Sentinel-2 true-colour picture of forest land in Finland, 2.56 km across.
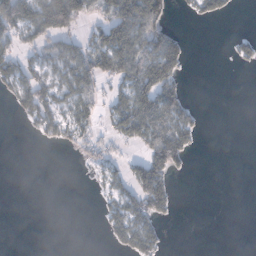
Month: January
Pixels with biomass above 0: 40%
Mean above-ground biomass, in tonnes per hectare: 37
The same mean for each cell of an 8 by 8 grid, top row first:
88 139 60 76 118 12 40 3
52 54 43 109 80 59 0 28
74 43 63 59 109 56 0 0
29 69 52 54 96 57 3 0
0 22 49 36 61 91 0 0
0 0 1 30 95 26 0 0
0 0 0 37 71 14 0 0
0 0 0 28 72 0 0 0
